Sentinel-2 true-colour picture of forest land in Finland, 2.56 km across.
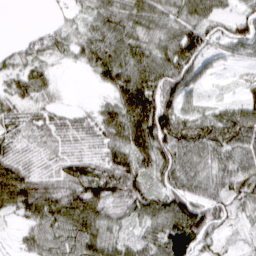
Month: March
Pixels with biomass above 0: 87%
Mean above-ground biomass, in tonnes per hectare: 60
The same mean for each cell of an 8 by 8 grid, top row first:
0 6 26 66 69 57 64 59
22 50 51 81 63 95 76 58
46 35 2 71 94 108 22 13
46 38 21 60 126 90 36 65
42 36 32 63 99 96 91 87
82 37 69 90 64 87 67 70
71 85 91 53 75 99 89 39
15 58 72 56 52 115 54 11
